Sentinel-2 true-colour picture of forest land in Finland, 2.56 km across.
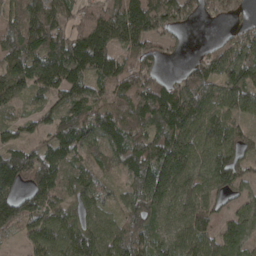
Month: April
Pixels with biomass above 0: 88%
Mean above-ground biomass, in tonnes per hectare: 104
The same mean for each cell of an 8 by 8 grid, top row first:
91 179 82 150 180 101 50 40
126 136 143 121 104 23 35 108
123 123 101 131 131 71 121 132
40 38 116 142 159 172 130 91
37 80 108 106 137 172 111 100
165 149 83 42 141 157 104 89
111 97 88 49 108 76 70 58
31 110 153 109 101 83 81 91
